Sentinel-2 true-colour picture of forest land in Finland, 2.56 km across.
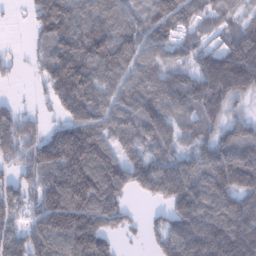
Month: January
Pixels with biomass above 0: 85%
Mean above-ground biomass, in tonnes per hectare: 127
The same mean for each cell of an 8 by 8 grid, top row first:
6 165 111 89 64 124 74 47
9 86 143 154 108 82 81 171
13 107 172 112 123 124 221 237
59 28 145 112 120 107 143 54
129 130 217 100 89 99 127 176
72 139 216 169 136 175 159 203
116 180 219 144 13 130 181 187
117 188 218 64 26 149 223 231
